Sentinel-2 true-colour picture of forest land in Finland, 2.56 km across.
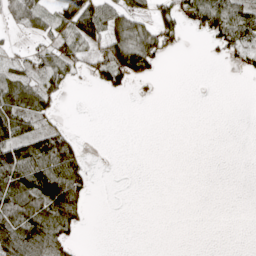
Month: April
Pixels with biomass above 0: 38%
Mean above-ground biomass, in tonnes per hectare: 34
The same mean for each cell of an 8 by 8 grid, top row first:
45 40 113 58 37 52 83 77
15 43 55 94 97 20 12 52
57 59 14 58 31 0 0 3
82 37 0 0 0 0 0 0
84 81 24 0 0 0 0 0
105 120 62 0 0 0 0 0
93 104 66 0 0 0 0 0
107 85 11 0 0 0 0 0
